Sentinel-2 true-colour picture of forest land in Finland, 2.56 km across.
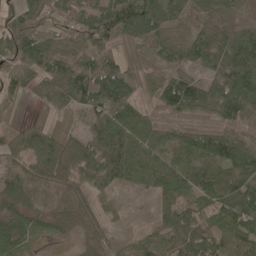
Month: May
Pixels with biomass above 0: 91%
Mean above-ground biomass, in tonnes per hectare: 82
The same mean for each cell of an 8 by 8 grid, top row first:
83 72 87 127 139 67 61 62
115 107 81 59 61 77 127 137
87 91 141 157 66 89 94 121
25 45 70 109 47 82 82 93
79 104 63 95 73 67 123 110
102 111 71 78 63 81 79 103
61 71 79 31 26 90 66 105
80 27 36 44 55 85 85 78
